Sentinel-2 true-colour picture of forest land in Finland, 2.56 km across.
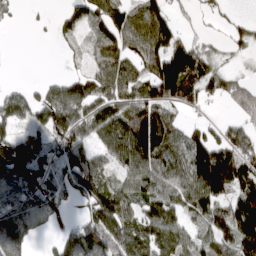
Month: March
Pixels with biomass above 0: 72%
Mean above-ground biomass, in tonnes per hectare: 94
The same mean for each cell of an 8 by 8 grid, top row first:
15 9 82 92 107 46 24 17
0 2 23 98 120 146 47 32
4 21 64 113 107 234 101 42
112 110 94 107 159 52 14 57
118 92 100 98 202 102 132 103
183 125 186 59 111 95 213 156
167 126 49 147 64 59 101 131
157 16 142 105 104 107 65 124
